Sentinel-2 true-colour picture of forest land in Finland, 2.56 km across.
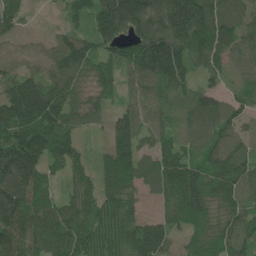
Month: June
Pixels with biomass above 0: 92%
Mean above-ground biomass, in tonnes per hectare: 115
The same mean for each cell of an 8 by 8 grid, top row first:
90 9 67 195 167 223 189 112
51 66 125 103 159 159 146 100
116 114 98 93 105 121 54 47
177 188 100 72 95 64 109 78
193 168 68 107 80 81 80 88
156 79 79 133 109 139 128 126
151 110 118 131 46 117 132 121
160 129 138 143 158 68 121 119
